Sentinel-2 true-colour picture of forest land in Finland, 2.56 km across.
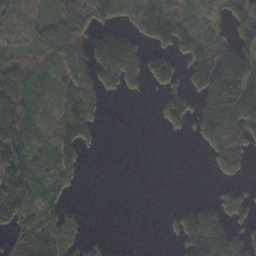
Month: November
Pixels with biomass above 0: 59%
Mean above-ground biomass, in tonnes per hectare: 88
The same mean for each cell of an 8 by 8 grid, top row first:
76 53 147 114 165 90 46 109
47 92 102 230 83 118 113 131
114 74 122 129 88 75 185 189
121 88 186 1 0 163 145 199
141 101 148 0 0 1 94 139
180 95 50 0 0 0 8 53
185 104 13 0 0 25 67 98
78 116 65 8 0 44 144 81
